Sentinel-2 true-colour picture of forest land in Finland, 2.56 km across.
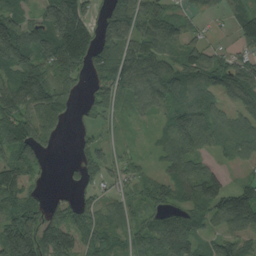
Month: August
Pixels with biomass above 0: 82%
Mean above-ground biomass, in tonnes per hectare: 84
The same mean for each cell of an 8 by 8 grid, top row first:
88 124 145 108 130 70 23 64
195 144 173 125 101 68 67 45
91 79 56 121 107 101 74 105
104 130 28 47 45 93 79 60
125 62 32 41 14 96 48 65
88 16 41 43 32 77 94 28
99 58 66 53 50 74 96 170
193 138 80 64 73 129 45 76
